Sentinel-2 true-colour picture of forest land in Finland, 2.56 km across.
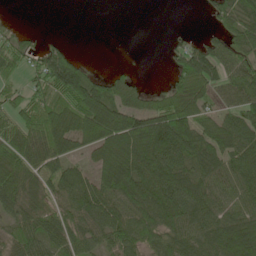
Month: May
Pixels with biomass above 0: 74%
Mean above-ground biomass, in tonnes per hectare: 69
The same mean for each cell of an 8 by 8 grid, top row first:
1 0 0 0 0 0 24 76
51 41 3 0 0 28 66 71
30 83 94 52 12 45 85 88
56 85 121 128 102 108 51 84
86 102 74 128 166 116 84 83
93 65 63 143 119 91 77 77
70 64 88 92 95 101 78 67
60 67 68 71 83 73 68 107
